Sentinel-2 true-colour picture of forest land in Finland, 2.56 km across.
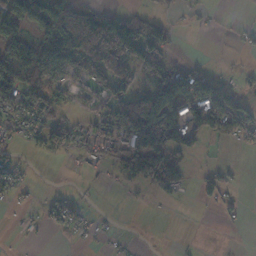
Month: November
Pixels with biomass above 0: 47%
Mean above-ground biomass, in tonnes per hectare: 51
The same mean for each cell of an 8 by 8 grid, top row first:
80 104 118 71 41 11 9 3
72 126 129 148 135 15 0 13
70 109 66 100 42 106 54 15
66 67 19 78 188 96 130 70
24 45 51 74 137 93 28 26
43 3 7 21 106 100 33 5
9 24 20 2 3 1 9 15
1 3 14 7 1 2 0 1
